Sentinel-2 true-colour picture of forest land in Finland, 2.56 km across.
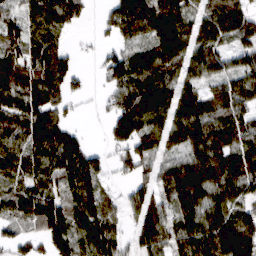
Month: March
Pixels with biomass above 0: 84%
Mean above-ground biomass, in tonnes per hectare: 111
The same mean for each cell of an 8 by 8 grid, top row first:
60 170 68 82 168 145 119 142
87 126 13 43 88 167 119 85
123 144 35 82 144 112 88 103
140 127 11 73 195 150 120 111
101 189 99 55 106 83 127 106
111 128 172 37 70 135 113 130
90 174 149 45 131 103 117 80
59 115 129 120 122 118 160 214
